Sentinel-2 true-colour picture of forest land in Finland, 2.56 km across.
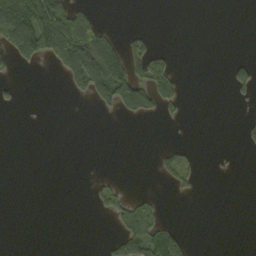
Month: September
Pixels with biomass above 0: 18%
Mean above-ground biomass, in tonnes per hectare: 28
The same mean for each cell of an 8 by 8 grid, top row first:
188 142 89 0 0 0 0 0
110 105 222 59 36 4 0 0
10 0 83 135 75 49 0 35
3 0 0 17 54 18 0 3
0 0 0 0 0 10 0 6
0 0 0 6 0 30 0 1
0 0 0 27 47 0 0 0
0 0 0 20 89 89 0 0
